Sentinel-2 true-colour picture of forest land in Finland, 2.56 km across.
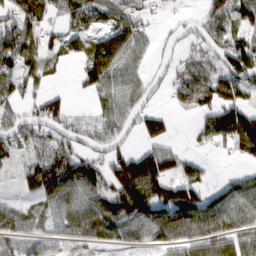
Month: March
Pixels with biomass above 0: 71%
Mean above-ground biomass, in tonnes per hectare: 72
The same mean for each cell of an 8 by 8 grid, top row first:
92 43 96 70 53 17 56 77
107 71 58 100 51 34 76 107
86 46 39 97 58 58 96 119
57 85 21 80 68 36 64 112
76 54 56 70 53 29 40 125
22 111 112 101 184 79 23 33
46 65 79 105 124 125 88 73
58 56 50 41 57 71 81 69
